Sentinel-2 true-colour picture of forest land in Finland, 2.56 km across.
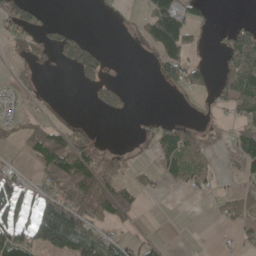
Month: May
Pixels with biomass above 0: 43%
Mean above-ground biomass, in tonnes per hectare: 37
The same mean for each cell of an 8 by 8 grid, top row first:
63 11 0 3 38 108 20 5
20 42 73 2 25 111 9 92
17 2 20 16 0 52 29 98
12 12 2 21 2 4 18 53
18 90 47 4 12 85 19 60
29 60 109 45 19 46 29 27
69 69 73 84 8 0 5 50
73 78 111 43 25 0 0 22
